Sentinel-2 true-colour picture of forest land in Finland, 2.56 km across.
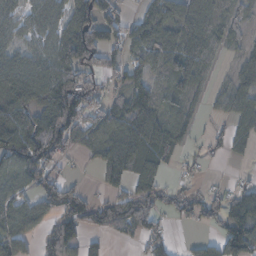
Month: November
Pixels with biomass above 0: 71%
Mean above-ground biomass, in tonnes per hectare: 65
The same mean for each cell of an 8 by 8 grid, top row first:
49 56 109 58 46 65 50 30
56 67 173 68 77 74 61 26
105 108 106 44 42 66 37 46
91 110 113 76 90 43 19 66
125 136 47 81 79 45 33 37
72 59 10 53 69 12 9 11
59 52 103 83 91 46 69 69
66 51 63 12 51 19 31 158
